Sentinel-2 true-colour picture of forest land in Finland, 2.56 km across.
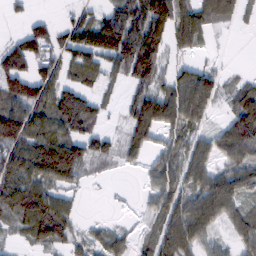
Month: February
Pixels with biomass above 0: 73%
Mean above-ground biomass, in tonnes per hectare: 74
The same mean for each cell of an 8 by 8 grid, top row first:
19 27 47 82 135 121 65 31
88 83 117 140 176 53 19 0
95 76 76 43 104 91 87 28
104 93 126 20 103 86 61 95
112 125 90 37 50 47 66 136
114 120 55 4 24 63 92 87
104 130 21 2 24 89 126 60
25 92 38 47 25 116 64 59
